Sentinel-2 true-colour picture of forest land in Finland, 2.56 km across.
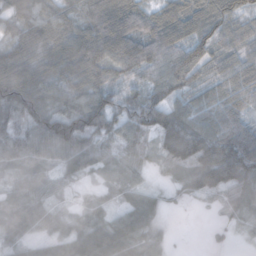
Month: November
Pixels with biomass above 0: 91%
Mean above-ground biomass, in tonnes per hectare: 64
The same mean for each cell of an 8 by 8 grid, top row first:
60 61 51 80 35 77 105 65
43 61 84 88 63 80 86 58
76 53 50 45 61 103 57 93
84 73 106 91 98 83 76 73
52 68 94 52 46 120 110 126
34 44 45 38 30 41 107 109
49 44 28 38 67 7 12 65
47 49 73 95 65 7 6 14
